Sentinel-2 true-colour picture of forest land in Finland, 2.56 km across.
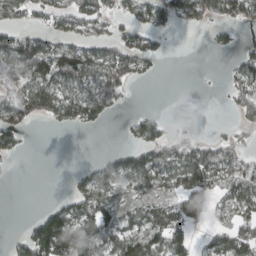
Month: March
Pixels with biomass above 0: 54%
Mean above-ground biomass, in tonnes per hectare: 56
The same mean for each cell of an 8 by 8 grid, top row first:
60 52 89 48 57 66 71 71
110 76 77 55 66 1 9 26
61 109 101 86 12 0 1 68
74 88 99 27 25 0 0 38
47 0 0 4 69 64 46 34
1 0 29 71 83 81 97 81
0 36 83 73 55 59 51 78
29 151 121 73 106 80 38 95
